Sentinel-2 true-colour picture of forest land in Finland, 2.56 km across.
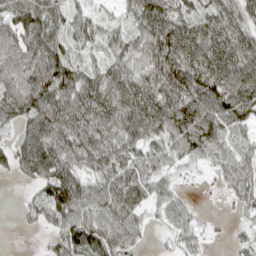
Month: April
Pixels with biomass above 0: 84%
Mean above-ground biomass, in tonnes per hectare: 68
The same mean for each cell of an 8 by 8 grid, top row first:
68 73 42 23 71 76 62 62
73 87 41 49 66 110 85 86
77 115 82 75 74 109 108 108
73 110 118 80 96 111 109 94
57 85 91 71 68 71 78 52
33 95 60 73 60 23 13 66
13 104 89 86 49 48 4 27
0 31 107 78 18 44 21 25
